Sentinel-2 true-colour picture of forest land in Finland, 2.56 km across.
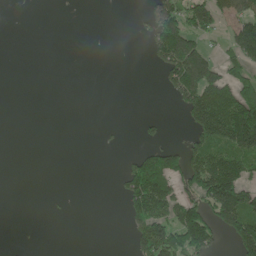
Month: June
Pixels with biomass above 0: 30%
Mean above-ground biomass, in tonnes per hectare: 50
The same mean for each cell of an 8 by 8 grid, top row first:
0 0 0 0 21 102 106 81
0 0 0 0 13 179 41 124
0 0 0 0 0 109 135 93
0 0 0 0 1 16 176 192
0 0 0 3 20 22 112 155
0 0 0 5 186 83 159 112
0 2 0 0 125 99 103 168
1 0 0 0 119 129 105 120
